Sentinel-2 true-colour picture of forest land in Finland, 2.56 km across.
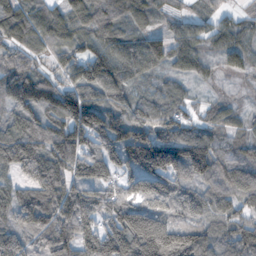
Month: November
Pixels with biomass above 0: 92%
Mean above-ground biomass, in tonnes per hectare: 101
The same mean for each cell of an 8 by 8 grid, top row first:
111 90 93 94 63 51 39 37
82 65 82 118 83 72 53 55
126 92 112 143 55 54 33 15
88 104 180 114 71 80 43 41
143 113 130 143 177 157 122 72
70 131 95 85 153 132 119 153
113 132 147 115 106 94 85 64
69 103 147 167 194 178 124 117
